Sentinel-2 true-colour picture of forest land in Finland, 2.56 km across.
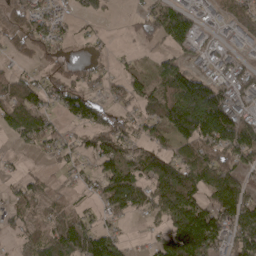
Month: April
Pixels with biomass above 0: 73%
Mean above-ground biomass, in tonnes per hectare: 76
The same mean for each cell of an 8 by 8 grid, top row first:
72 57 41 11 52 127 25 81
50 68 7 10 19 61 34 39
67 45 46 33 72 132 99 76
116 62 98 48 67 192 221 75
23 58 40 86 46 78 114 149
25 24 30 120 80 126 116 69
49 63 39 58 57 125 118 126
36 95 161 97 18 161 163 114
